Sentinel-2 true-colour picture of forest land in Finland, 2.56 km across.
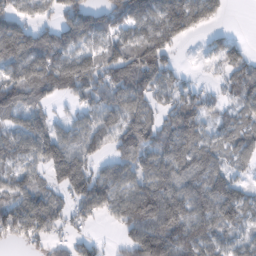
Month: February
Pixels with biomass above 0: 79%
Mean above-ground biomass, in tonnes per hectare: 100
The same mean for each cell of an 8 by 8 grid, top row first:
90 38 142 91 118 148 84 0
181 143 97 94 125 54 27 54
131 159 154 116 139 64 18 88
100 61 60 101 91 101 68 62
108 151 98 76 119 121 80 103
76 75 145 95 106 120 123 47
103 114 66 88 222 158 137 134
41 48 50 11 192 184 123 63
